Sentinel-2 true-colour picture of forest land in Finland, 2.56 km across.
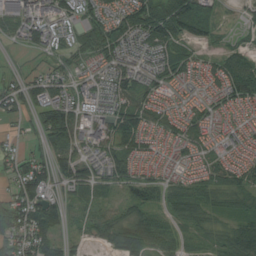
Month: August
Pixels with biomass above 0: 83%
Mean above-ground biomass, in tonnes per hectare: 54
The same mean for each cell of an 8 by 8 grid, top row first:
88 77 49 63 91 123 76 13
15 49 55 65 50 58 25 32
32 52 31 56 52 40 38 88
49 95 41 60 68 40 37 28
21 63 56 75 51 44 38 33
67 71 73 57 43 29 47 48
94 92 44 34 64 60 45 35
76 81 22 39 75 41 29 92
